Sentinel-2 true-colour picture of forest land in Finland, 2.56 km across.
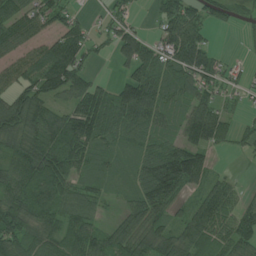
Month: July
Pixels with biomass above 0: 80%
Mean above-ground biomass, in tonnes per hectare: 72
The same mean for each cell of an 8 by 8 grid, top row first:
79 73 22 42 8 118 63 18
62 66 83 54 89 134 59 4
68 110 77 31 110 79 81 29
94 79 119 102 108 44 79 23
69 92 113 54 60 59 78 31
82 119 68 35 73 154 61 10
100 98 78 16 94 46 108 58
106 77 83 73 91 79 81 82
